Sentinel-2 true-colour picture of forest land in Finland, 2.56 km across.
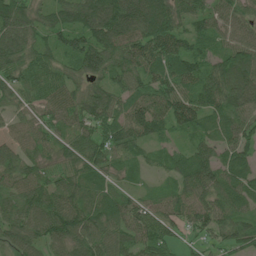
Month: June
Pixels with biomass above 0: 95%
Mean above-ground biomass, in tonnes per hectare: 79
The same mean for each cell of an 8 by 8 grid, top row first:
126 71 116 144 137 101 73 63
124 74 101 105 102 90 69 86
76 79 59 66 72 99 86 111
46 68 78 77 86 101 79 95
55 60 72 85 57 33 61 89
74 66 76 54 27 60 95 77
71 90 96 87 58 62 79 66
68 75 86 86 80 50 45 78
